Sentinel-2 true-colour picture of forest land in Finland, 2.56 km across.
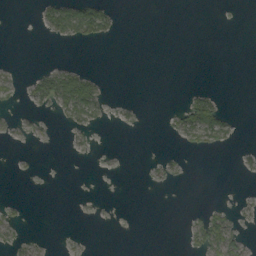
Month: September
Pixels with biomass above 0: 15%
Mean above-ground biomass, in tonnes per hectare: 7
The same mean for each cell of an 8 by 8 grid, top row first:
0 31 60 20 0 0 0 0
0 1 5 0 0 0 0 0
6 31 47 1 0 0 0 0
3 8 37 6 3 13 51 1
2 3 4 0 0 4 21 4
2 0 0 0 2 6 0 2
6 0 0 1 0 0 6 5
7 2 2 0 0 0 37 19
